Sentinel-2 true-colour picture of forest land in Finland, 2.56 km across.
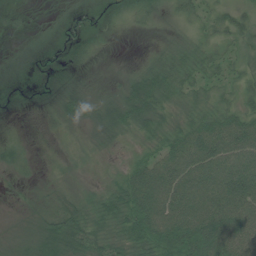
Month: July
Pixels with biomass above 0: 86%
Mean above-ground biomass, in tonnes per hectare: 36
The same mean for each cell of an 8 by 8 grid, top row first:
5 4 16 21 24 23 23 31
9 16 24 5 6 28 28 27
19 25 20 10 51 42 27 27
9 12 39 44 61 27 40 42
18 2 11 20 22 58 78 73
12 7 9 12 68 82 76 82
3 21 31 46 88 81 83 79
13 42 46 42 61 89 100 80
